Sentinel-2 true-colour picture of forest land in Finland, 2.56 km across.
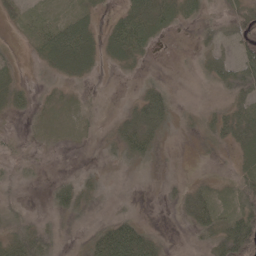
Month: May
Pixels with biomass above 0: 63%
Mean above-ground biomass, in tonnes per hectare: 20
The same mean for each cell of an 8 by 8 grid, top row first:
17 14 23 11 47 27 12 31
5 38 53 30 26 1 16 25
17 6 10 1 11 3 16 37
13 8 12 9 62 14 14 33
4 5 3 15 52 2 9 31
9 3 14 3 2 3 6 20
16 10 24 7 1 12 40 31
36 25 10 89 57 3 23 87
